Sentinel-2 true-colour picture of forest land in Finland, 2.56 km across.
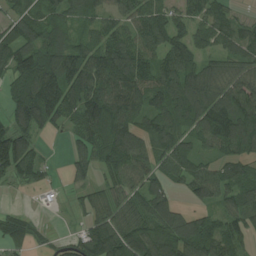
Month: August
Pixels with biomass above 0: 81%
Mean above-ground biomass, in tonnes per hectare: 96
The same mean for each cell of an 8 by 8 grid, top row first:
84 73 73 70 96 64 98 28
112 120 96 132 98 100 69 92
112 176 148 151 109 124 115 96
116 158 124 149 107 124 170 162
154 9 66 126 91 100 71 122
94 28 41 78 86 72 102 87
19 6 33 88 99 67 67 92
74 27 86 164 120 144 120 71
